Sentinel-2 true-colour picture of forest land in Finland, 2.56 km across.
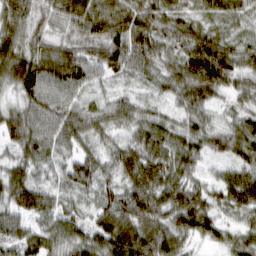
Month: March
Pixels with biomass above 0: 97%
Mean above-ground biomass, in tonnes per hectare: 72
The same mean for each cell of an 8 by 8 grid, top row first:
86 74 84 89 85 56 45 50
87 72 71 108 86 61 110 65
101 87 74 33 38 75 120 62
69 79 69 63 45 47 54 51
83 84 67 49 94 75 60 75
74 42 68 57 108 82 33 64
87 67 43 88 110 99 75 65
62 63 56 105 114 89 49 50
